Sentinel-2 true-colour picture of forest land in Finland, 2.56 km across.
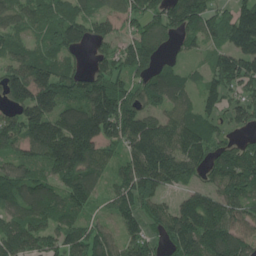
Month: June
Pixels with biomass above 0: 88%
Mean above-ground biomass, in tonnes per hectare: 137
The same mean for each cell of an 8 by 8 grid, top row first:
99 112 133 91 164 166 137 168
87 93 76 89 191 55 79 189
202 226 129 157 107 93 91 166
123 181 170 239 120 99 107 103
123 183 250 95 194 142 144 92
130 110 176 68 200 146 97 199
97 124 110 72 137 127 230 139
163 102 153 109 133 164 196 142
